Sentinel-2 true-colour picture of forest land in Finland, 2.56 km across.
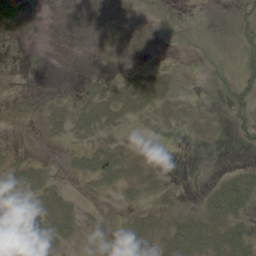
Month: June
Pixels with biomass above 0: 42%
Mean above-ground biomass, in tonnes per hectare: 15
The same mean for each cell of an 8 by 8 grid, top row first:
23 1 0 0 3 1 0 9
4 0 0 1 0 2 2 14
2 0 6 16 31 16 5 22
5 18 32 38 22 22 9 22
11 7 15 23 4 0 8 9
25 16 18 32 29 1 2 34
29 27 9 2 22 22 39 42
29 32 8 2 19 49 53 47
